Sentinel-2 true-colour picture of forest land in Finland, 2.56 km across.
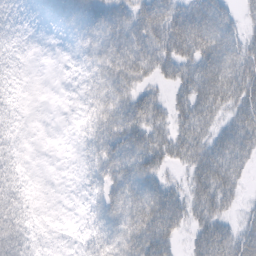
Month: February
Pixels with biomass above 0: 74%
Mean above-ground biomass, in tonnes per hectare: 40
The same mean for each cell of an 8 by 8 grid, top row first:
20 16 44 49 53 66 70 23
13 1 19 60 60 69 73 57
10 0 11 65 37 48 77 74
13 0 12 61 56 38 55 56
18 0 13 57 58 55 56 67
34 0 10 51 62 14 70 35
54 1 5 51 76 56 54 19
67 5 13 55 76 33 66 55
